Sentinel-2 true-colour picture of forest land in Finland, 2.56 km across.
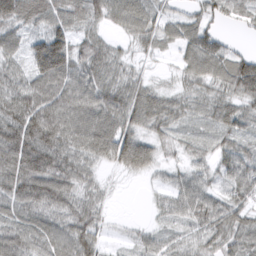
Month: March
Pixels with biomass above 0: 88%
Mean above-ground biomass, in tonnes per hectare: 61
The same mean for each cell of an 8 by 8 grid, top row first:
100 79 59 60 63 36 46 41
45 151 55 37 29 34 77 18
68 118 81 58 32 23 64 100
103 113 90 85 73 47 36 62
116 101 73 79 44 27 27 47
101 103 61 11 19 31 44 84
63 73 65 13 5 52 73 73
77 65 81 13 32 43 64 65
